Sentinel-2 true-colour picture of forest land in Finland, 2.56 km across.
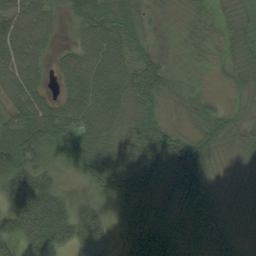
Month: August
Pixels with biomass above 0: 91%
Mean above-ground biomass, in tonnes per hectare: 57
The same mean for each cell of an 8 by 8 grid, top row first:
55 44 44 66 35 15 35 31
66 27 40 59 42 24 36 42
58 19 70 66 77 32 16 36
56 71 65 61 60 20 42 28
99 46 69 58 92 93 60 42
83 42 32 104 106 89 78 29
89 100 38 33 70 63 110 38
54 79 51 30 100 67 108 51
